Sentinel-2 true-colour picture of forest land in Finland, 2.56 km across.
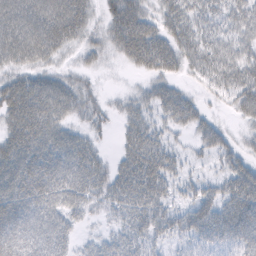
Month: February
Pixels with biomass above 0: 81%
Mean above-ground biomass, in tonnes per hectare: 44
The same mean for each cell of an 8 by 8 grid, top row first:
63 73 59 51 55 48 37 51
58 54 28 33 80 50 42 44
42 41 22 2 20 27 32 58
64 63 32 16 34 53 17 37
62 66 47 8 64 17 34 23
67 73 60 45 75 29 14 50
67 56 35 30 57 29 47 65
62 61 18 28 41 24 42 53
